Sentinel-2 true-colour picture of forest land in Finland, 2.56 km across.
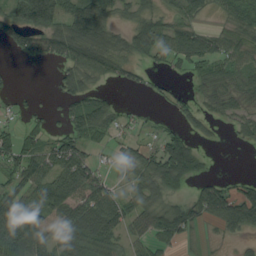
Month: August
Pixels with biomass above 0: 65%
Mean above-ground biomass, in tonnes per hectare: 52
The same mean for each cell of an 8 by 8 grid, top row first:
69 99 106 47 37 35 17 57
45 71 103 71 52 67 64 59
7 4 61 29 20 11 49 53
14 14 82 51 10 25 31 33
62 42 51 26 31 77 7 11
61 79 89 31 55 94 23 11
94 87 87 73 61 49 64 87
102 80 100 71 51 38 4 18
